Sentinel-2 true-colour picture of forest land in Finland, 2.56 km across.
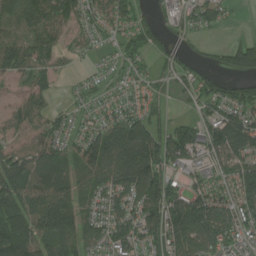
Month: July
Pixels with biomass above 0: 81%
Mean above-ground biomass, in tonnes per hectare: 99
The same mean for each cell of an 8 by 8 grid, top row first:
106 114 94 86 38 101 84 5
119 82 40 33 52 66 16 99
45 56 26 36 40 55 62 59
73 73 45 69 70 14 75 130
61 99 94 191 203 116 152 180
136 115 93 154 193 90 88 139
97 196 111 109 145 156 160 128
132 141 121 127 110 154 148 127
